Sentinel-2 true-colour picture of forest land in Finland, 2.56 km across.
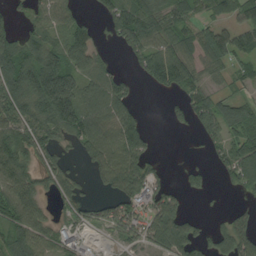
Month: August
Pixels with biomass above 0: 67%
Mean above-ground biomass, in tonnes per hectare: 77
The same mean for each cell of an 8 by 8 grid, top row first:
28 68 34 91 114 68 50 82
104 114 101 23 104 88 108 90
142 202 104 96 42 104 41 40
113 135 154 120 23 24 105 83
110 75 71 116 81 0 46 88
116 65 23 99 103 8 31 88
119 29 50 77 76 79 5 27
92 64 45 27 68 115 57 102
